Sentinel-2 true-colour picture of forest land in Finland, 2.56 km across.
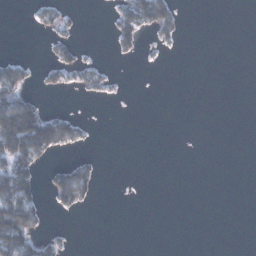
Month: January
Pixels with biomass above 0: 18%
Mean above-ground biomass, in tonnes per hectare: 18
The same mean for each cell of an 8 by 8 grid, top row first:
0 19 4 19 69 32 0 0
0 11 14 13 8 7 0 0
46 18 23 10 0 0 0 0
132 29 4 0 0 0 0 0
125 93 22 0 0 0 0 0
96 27 64 0 0 0 0 0
103 14 20 0 0 0 0 0
111 26 0 0 0 0 0 0
